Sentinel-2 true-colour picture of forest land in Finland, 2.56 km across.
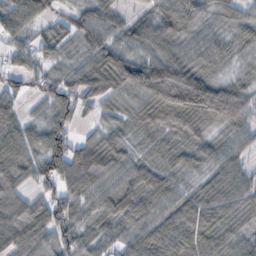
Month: October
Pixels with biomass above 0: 90%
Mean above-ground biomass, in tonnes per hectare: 64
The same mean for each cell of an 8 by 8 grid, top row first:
93 55 60 51 40 98 41 50
47 38 43 79 61 60 70 28
43 49 64 105 133 144 75 28
44 54 54 33 80 119 93 74
76 90 48 54 33 47 45 43
51 75 96 62 57 44 44 58
64 83 61 69 70 64 86 54
77 54 66 55 65 78 72 37
